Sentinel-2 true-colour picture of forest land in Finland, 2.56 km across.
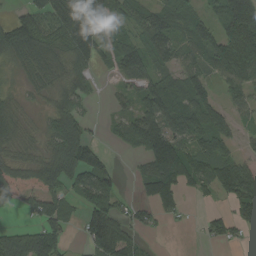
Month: August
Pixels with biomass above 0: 72%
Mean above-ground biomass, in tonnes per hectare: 90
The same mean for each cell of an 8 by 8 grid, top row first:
43 112 163 76 74 84 65 265
105 96 134 85 97 80 113 249
22 62 47 17 86 81 76 138
55 47 74 23 102 150 147 47
65 74 136 16 118 129 136 46
111 129 115 72 74 161 131 169
36 98 56 91 46 62 25 112
134 139 28 124 26 0 36 26
